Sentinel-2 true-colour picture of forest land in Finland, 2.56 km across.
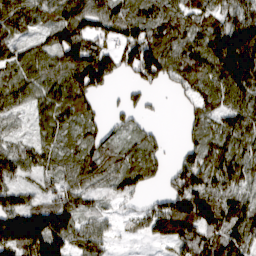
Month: March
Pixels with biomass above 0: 85%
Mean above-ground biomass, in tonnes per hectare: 78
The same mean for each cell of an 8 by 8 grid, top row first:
88 63 91 100 71 77 77 84
55 62 143 64 139 96 113 202
67 76 122 52 70 62 90 166
41 54 82 21 33 5 66 101
42 48 60 54 52 8 74 83
59 46 73 65 64 72 93 94
109 104 66 21 40 137 125 89
142 155 75 34 24 91 96 85
